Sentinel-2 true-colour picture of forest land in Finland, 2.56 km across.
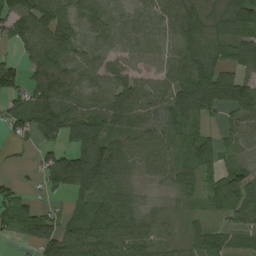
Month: August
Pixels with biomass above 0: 83%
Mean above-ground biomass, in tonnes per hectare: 66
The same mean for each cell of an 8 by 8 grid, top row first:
94 90 55 40 52 72 45 93
35 79 43 39 54 52 58 60
86 101 66 63 47 78 117 66
75 147 84 105 71 88 60 71
28 54 86 77 82 40 78 39
12 78 139 99 44 60 63 68
70 31 52 77 36 20 40 97
20 77 90 86 57 38 64 25
